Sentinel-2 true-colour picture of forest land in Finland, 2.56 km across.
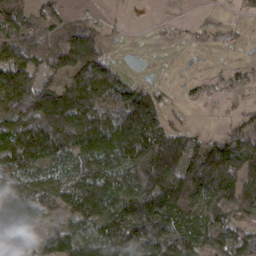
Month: March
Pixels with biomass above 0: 76%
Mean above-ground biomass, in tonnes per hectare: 103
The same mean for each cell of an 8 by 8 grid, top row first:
102 51 39 5 0 2 8 20
149 89 129 20 1 6 21 15
170 79 91 123 21 7 23 25
166 193 182 140 183 18 3 17
167 165 148 162 192 140 82 115
119 91 129 136 190 178 192 140
136 106 128 174 201 163 134 111
91 99 134 170 153 146 100 103
